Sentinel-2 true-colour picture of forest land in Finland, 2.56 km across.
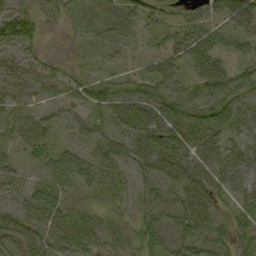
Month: September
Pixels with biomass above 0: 69%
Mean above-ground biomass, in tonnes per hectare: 35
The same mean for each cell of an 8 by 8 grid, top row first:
57 13 14 22 28 11 26 74
36 6 7 14 12 31 33 29
32 29 31 39 38 35 41 38
27 19 27 47 45 45 48 44
21 33 30 43 49 54 41 32
35 39 46 38 31 42 49 51
32 59 26 23 25 35 40 42
43 45 55 25 40 32 47 39
